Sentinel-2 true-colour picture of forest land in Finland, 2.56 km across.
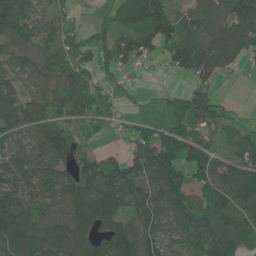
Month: June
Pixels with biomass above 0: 78%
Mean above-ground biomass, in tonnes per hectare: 76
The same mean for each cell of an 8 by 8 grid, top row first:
91 52 11 37 118 76 107 128
45 49 45 62 65 94 129 89
68 59 76 23 4 12 66 7
138 83 64 20 5 49 86 13
76 127 40 9 71 96 45 61
112 109 94 98 103 92 79 84
122 74 143 139 103 89 91 64
125 104 110 113 103 53 81 78
